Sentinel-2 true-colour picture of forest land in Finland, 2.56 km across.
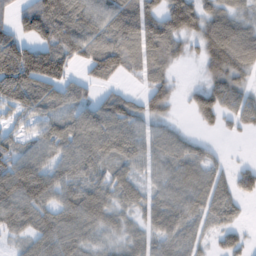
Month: February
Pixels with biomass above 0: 80%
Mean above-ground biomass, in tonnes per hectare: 66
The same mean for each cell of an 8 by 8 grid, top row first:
60 133 100 83 94 110 85 61
122 103 76 90 103 55 91 116
146 127 37 40 50 24 62 54
52 54 53 56 50 13 73 62
44 64 85 78 61 55 20 2
112 81 59 46 38 73 68 44
88 70 87 54 48 73 71 27
25 70 50 26 46 63 24 30
